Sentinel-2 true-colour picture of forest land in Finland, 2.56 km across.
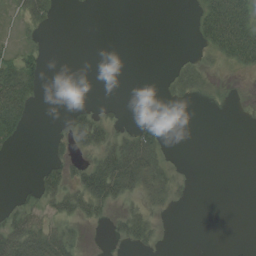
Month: August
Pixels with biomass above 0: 34%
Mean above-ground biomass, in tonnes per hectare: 16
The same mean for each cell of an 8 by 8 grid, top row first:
11 25 0 0 0 0 36 49
14 5 0 0 0 1 19 52
62 6 0 0 0 20 17 4
54 0 22 8 0 0 2 1
11 8 28 39 49 3 0 0
0 24 35 69 54 19 0 0
22 23 33 18 23 7 0 0
63 56 14 6 18 0 0 1
